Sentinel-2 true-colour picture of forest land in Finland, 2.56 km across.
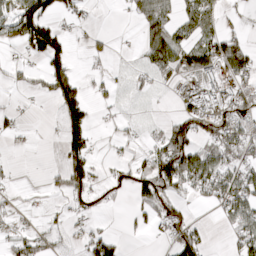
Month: April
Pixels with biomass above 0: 45%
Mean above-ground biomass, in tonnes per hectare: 43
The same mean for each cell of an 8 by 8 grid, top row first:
107 72 25 1 56 49 64 8
21 92 4 13 43 73 58 65
17 70 44 17 32 34 64 53
16 1 85 10 13 29 77 80
6 1 75 7 18 109 63 83
11 10 86 17 66 134 96 75
13 10 25 8 34 41 15 81
38 31 15 52 5 81 24 60
